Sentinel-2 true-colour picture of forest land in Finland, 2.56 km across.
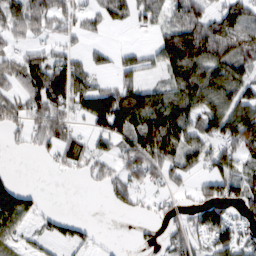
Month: February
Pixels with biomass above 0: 63%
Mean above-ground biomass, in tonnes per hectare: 70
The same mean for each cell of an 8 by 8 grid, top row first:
111 124 63 71 51 77 91 93
48 44 28 25 26 163 150 122
95 161 90 33 51 86 122 108
72 117 48 155 118 114 92 112
16 65 74 49 126 101 73 115
14 4 21 53 76 58 68 93
92 6 0 17 19 31 86 54
35 29 34 1 9 60 55 72
